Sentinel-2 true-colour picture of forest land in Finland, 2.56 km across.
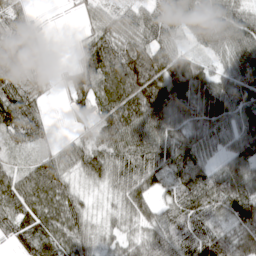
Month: April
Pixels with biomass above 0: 89%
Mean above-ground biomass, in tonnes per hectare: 74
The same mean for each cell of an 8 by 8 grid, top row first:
53 4 18 46 61 86 107 84
84 20 39 102 94 58 62 116
73 35 83 95 137 123 89 110
95 25 31 85 112 87 105 93
47 40 45 91 93 86 69 78
59 100 53 80 106 50 55 123
75 78 55 31 80 72 81 112
51 75 68 38 73 85 96 89
